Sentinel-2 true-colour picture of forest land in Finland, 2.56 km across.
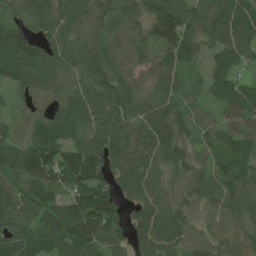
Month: June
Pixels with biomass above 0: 94%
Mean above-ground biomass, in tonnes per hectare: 76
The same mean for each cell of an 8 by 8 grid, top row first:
48 79 54 78 76 118 85 99
123 74 67 77 73 109 52 101
80 61 68 84 45 43 66 51
29 49 99 87 76 68 39 94
63 98 81 87 74 88 49 75
60 99 125 77 82 40 59 90
86 83 140 124 72 51 35 76
86 90 110 80 58 64 55 66
